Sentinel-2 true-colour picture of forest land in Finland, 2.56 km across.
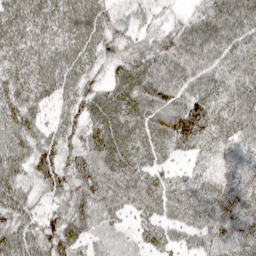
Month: April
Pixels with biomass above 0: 93%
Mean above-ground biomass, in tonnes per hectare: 57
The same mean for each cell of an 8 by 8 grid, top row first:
64 64 69 39 33 21 65 78
63 61 67 44 48 76 73 59
60 64 58 41 72 77 63 64
59 31 51 61 58 79 65 68
55 55 48 71 51 53 49 44
52 69 60 73 66 33 38 47
65 37 56 54 57 59 62 62
75 69 54 42 43 40 51 65
